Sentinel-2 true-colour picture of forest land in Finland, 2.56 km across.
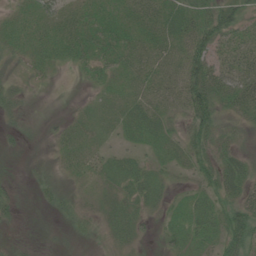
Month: June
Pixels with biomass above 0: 82%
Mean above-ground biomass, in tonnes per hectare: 31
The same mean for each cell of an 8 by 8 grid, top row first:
20 39 31 32 40 43 52 51
27 32 37 35 35 38 62 36
24 13 8 27 36 37 77 47
25 3 11 28 45 27 72 35
11 10 35 14 25 34 55 24
6 11 24 35 39 21 43 53
21 11 16 26 29 25 43 53
11 6 15 17 13 32 30 66
